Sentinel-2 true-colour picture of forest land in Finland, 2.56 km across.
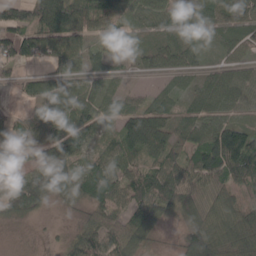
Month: April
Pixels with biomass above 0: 83%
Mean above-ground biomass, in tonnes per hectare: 73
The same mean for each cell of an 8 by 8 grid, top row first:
82 139 123 84 73 67 54 64
118 94 79 62 48 89 32 52
41 72 77 45 16 35 56 74
19 72 74 55 82 44 71 43
59 119 85 47 103 64 123 147
83 118 94 85 87 107 103 87
69 30 37 81 101 80 84 66
1 5 56 79 64 21 130 104
